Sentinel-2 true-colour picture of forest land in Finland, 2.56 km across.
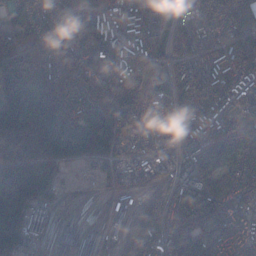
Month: December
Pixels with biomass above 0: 88%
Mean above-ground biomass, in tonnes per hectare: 114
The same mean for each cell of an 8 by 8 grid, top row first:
106 65 80 97 102 77 126 125
158 102 108 107 79 97 109 123
196 153 134 111 116 126 137 114
252 235 140 203 126 85 89 86
232 220 266 174 65 84 126 131
195 127 17 59 66 88 90 104
154 78 9 21 100 87 94 108
146 41 66 17 93 94 84 118
